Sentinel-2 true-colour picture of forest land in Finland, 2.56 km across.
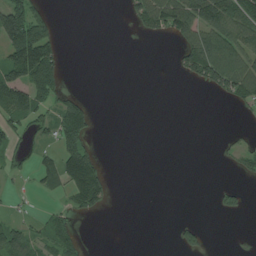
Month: July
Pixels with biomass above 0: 31%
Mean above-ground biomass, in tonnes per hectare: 43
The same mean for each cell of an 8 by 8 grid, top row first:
129 44 0 0 86 139 150 126
166 114 0 0 0 36 134 107
127 120 0 0 0 6 84 120
101 40 102 0 0 0 0 14
29 27 86 0 0 0 0 28
18 57 187 17 0 0 0 21
8 17 66 8 0 0 2 26
87 56 28 0 0 24 15 0
